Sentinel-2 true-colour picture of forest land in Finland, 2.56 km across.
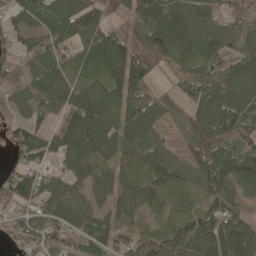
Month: May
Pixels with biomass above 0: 87%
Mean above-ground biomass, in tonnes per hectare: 76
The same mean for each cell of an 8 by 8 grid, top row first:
55 56 82 28 130 85 70 43
54 51 67 125 95 80 76 59
79 82 58 103 87 31 81 96
51 59 115 79 96 46 79 112
75 76 94 78 78 31 84 70
95 55 66 83 60 72 102 95
78 83 49 68 54 36 73 55
50 75 88 100 61 91 109 142
